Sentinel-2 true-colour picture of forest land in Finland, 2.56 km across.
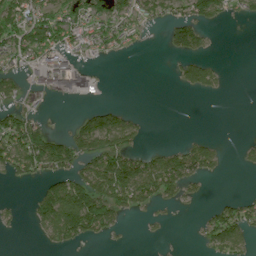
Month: July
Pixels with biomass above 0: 43%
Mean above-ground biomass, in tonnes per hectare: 52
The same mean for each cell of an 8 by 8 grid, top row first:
100 96 87 82 67 62 85 31
90 116 62 39 6 68 22 0
39 91 73 0 0 22 59 0
59 6 19 64 5 0 0 0
106 123 91 97 18 17 36 13
50 73 83 166 126 105 42 2
11 112 173 94 37 16 18 55
1 32 54 11 7 1 46 60
